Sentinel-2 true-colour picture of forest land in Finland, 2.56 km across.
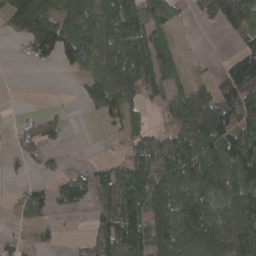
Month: April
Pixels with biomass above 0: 65%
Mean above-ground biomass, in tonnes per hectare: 80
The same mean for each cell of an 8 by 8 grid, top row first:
117 129 89 115 93 35 53 150
8 111 116 101 129 26 1 44
0 0 33 115 108 35 30 184
7 18 7 89 49 79 145 158
21 36 1 4 75 112 124 128
10 24 44 94 125 146 151 117
27 60 33 116 149 146 130 150
24 16 14 119 125 119 168 168
